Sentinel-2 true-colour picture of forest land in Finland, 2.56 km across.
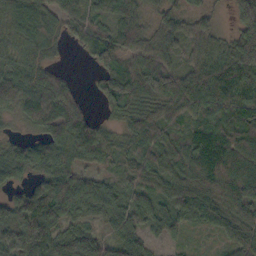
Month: October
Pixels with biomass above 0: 90%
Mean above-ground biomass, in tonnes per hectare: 59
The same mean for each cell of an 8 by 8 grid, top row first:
59 55 42 61 41 42 32 71
42 33 26 81 63 41 61 96
77 62 5 46 69 65 92 77
42 86 42 27 52 48 64 100
36 67 76 42 63 50 77 81
53 70 59 27 59 68 95 92
62 116 61 49 49 61 78 75
70 91 73 44 45 23 9 61
